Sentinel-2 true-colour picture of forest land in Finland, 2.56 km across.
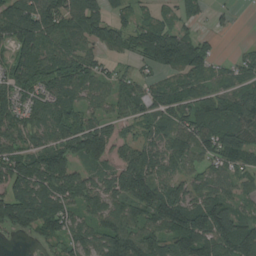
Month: August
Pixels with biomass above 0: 82%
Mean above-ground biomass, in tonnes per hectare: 84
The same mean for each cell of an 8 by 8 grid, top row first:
123 128 107 56 35 53 23 4
103 96 63 53 87 134 38 15
83 83 83 53 38 58 68 67
78 83 64 47 60 80 96 126
90 82 118 90 63 86 82 122
123 156 78 80 122 66 54 56
147 141 77 89 118 126 111 55
13 53 75 121 112 114 131 144
